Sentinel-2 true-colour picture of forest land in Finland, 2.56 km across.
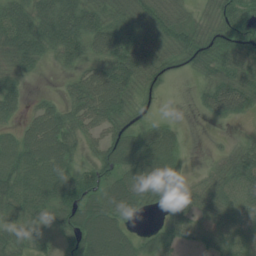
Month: July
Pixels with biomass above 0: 83%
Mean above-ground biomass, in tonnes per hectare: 57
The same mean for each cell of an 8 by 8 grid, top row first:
83 80 95 52 62 49 35 52
84 60 65 83 68 57 58 41
44 2 48 93 54 9 37 57
34 55 64 78 22 3 32 45
63 97 40 69 72 37 2 21
90 105 71 64 92 38 26 80
66 78 100 81 33 38 52 72
49 24 97 102 37 43 45 81
